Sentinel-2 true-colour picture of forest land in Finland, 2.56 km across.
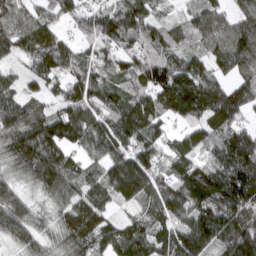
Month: March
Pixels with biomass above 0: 93%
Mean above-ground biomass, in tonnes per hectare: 112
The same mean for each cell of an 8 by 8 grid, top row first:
109 97 83 115 116 35 111 106
90 141 77 77 88 77 78 142
49 96 123 89 117 119 116 93
137 84 135 119 136 107 138 133
133 168 121 139 103 57 100 180
83 151 101 137 158 106 140 175
107 64 136 60 71 120 134 171
77 71 118 97 101 144 147 172
